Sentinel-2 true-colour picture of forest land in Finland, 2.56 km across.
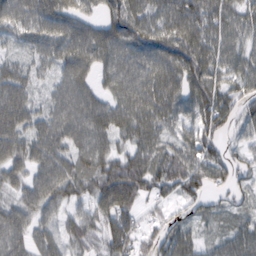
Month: February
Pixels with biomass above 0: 89%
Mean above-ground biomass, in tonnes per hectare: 68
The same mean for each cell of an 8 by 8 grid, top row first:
68 78 59 82 76 100 94 72
25 64 88 80 90 95 79 61
70 29 78 65 78 72 93 68
85 55 89 77 71 64 108 54
74 81 68 56 75 59 70 30
54 79 81 97 93 91 81 39
66 60 40 96 38 31 30 26
69 60 68 87 56 65 26 63
